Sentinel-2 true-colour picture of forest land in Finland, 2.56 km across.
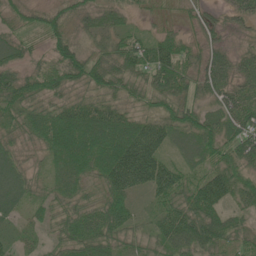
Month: June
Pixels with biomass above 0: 90%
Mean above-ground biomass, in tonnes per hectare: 58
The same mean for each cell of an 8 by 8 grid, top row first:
30 32 40 41 16 17 27 39
47 31 43 56 73 72 42 21
62 57 49 66 44 84 70 52
48 52 78 70 37 63 54 78
31 62 114 129 133 60 73 79
62 34 68 111 121 70 63 57
42 38 54 72 20 69 89 45
27 27 76 57 41 86 86 36
